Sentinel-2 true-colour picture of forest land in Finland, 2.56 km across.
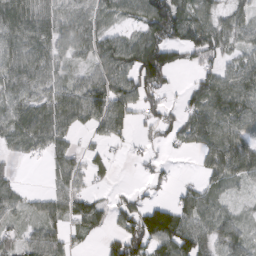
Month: March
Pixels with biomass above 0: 73%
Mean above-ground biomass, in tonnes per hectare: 58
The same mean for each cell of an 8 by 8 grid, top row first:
98 67 64 51 101 103 64 39
69 66 48 82 106 78 73 38
62 51 33 81 94 13 56 77
69 76 74 100 52 43 92 85
48 62 15 35 24 37 66 70
17 20 44 18 18 13 44 54
34 45 63 45 81 69 58 21
34 56 20 38 118 112 49 55
